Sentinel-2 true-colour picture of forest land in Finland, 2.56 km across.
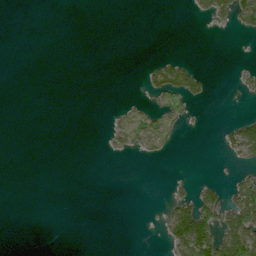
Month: June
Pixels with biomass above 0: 14%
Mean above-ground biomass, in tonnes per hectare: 15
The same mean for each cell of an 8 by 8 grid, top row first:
0 0 0 0 0 0 25 60
0 0 0 0 0 0 0 1
0 0 0 0 17 56 17 11
0 0 0 5 24 31 1 3
0 0 0 14 27 9 0 67
0 0 0 0 0 5 2 21
0 0 0 0 0 65 74 96
0 0 0 0 0 79 111 114
